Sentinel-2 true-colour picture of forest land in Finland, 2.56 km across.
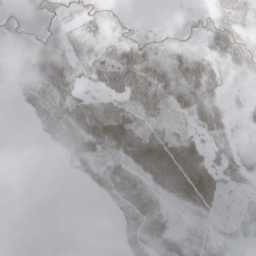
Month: May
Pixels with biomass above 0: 72%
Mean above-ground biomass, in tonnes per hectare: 29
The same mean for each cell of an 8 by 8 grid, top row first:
17 25 16 7 2 3 11 18
10 31 21 23 26 13 22 31
12 52 28 60 81 49 47 9
7 56 58 48 59 49 46 8
0 21 48 52 74 69 42 13
0 0 18 56 48 83 66 37
0 0 0 20 63 18 35 13
0 0 0 2 64 29 21 9
